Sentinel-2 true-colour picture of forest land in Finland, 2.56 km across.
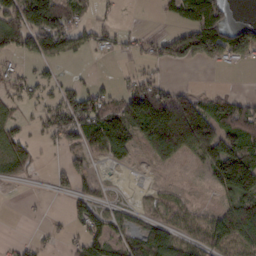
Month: February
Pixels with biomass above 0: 53%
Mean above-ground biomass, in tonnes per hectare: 59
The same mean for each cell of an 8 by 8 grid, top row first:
110 145 49 15 0 48 168 1
67 96 45 28 28 85 151 125
45 30 17 9 48 6 1 0
28 43 101 77 164 192 84 67
73 20 58 116 58 144 120 96
45 12 54 2 6 1 31 186
0 3 57 25 21 35 13 90
10 17 37 73 78 71 58 60
